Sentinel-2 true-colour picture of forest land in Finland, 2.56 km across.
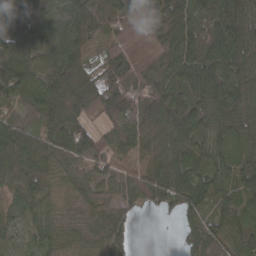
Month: March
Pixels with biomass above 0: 93%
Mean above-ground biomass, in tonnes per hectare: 67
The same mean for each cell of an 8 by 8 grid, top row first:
85 71 75 37 72 64 35 88
92 77 71 48 85 85 52 101
127 86 87 45 85 73 95 98
25 86 86 53 71 107 67 98
99 69 101 57 47 82 60 66
91 79 45 60 59 91 71 62
36 50 30 48 34 45 48 57
28 64 46 68 0 14 69 59
